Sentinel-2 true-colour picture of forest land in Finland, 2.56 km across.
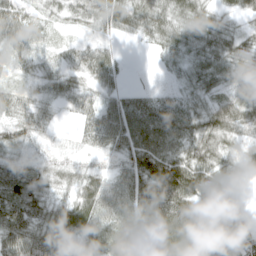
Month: April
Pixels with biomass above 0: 90%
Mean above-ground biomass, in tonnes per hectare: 50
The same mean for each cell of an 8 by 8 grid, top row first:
54 24 32 64 54 55 42 31
43 18 24 13 8 47 55 46
16 30 28 33 0 18 46 38
43 22 29 51 57 53 59 60
49 14 15 47 64 53 69 39
76 52 45 40 90 122 76 17
89 65 66 55 86 110 81 33
86 85 34 29 91 70 87 81
